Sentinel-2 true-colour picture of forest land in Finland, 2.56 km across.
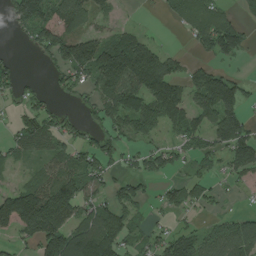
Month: July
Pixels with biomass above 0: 62%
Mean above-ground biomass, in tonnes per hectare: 83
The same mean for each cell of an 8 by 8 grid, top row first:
91 152 141 44 2 55 81 44
9 109 148 136 113 8 71 78
61 19 59 152 193 103 117 42
30 62 31 87 112 112 106 93
63 81 66 64 37 38 68 159
16 95 95 47 64 28 40 53
236 209 109 91 34 52 32 8
61 166 166 150 37 90 75 135
